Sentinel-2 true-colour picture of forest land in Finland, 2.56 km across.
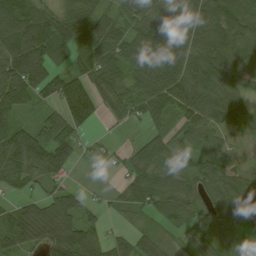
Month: August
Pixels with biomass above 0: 85%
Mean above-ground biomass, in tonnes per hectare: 77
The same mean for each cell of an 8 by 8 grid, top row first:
114 85 112 61 96 114 117 102
113 112 91 95 106 119 111 83
124 90 98 78 87 119 131 75
77 39 143 36 80 68 102 67
122 104 38 17 56 55 67 17
85 59 3 15 83 56 79 54
48 86 68 21 60 76 59 91
76 76 94 49 48 30 44 34
